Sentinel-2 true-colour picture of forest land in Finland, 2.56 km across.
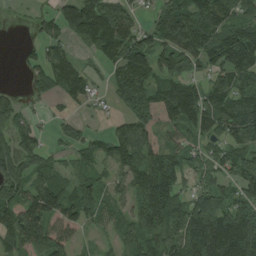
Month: August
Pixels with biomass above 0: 79%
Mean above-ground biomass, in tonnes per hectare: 74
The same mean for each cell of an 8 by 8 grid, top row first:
6 34 160 100 27 119 106 66
5 53 28 94 107 102 96 124
2 64 81 52 122 92 50 84
54 14 12 17 107 118 97 121
66 23 48 79 104 59 44 72
82 66 50 39 87 59 55 56
97 113 92 51 86 76 113 79
90 106 27 29 76 76 168 149
